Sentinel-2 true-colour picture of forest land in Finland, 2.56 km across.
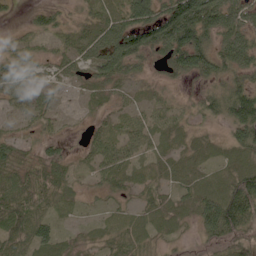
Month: June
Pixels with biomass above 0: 85%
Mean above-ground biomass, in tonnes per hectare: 49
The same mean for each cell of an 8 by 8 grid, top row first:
6 29 16 43 90 148 105 76
30 18 46 95 112 124 76 95
51 21 28 54 19 23 43 47
22 27 10 21 22 23 46 114
51 38 11 29 30 28 29 76
63 56 17 39 23 41 43 81
88 40 22 24 41 51 85 108
73 70 21 29 38 20 37 59
